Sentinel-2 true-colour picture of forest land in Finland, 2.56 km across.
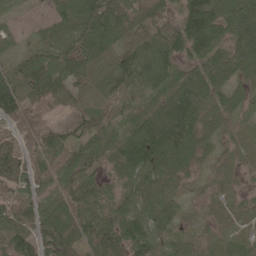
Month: May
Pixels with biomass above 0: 92%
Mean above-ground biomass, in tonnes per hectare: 69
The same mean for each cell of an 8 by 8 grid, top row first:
20 50 110 130 77 60 120 98
34 59 88 60 80 90 96 92
73 104 53 72 73 76 115 47
88 52 46 45 60 124 54 35
68 87 59 63 133 104 37 26
93 86 77 38 73 53 19 14
90 62 89 48 55 46 18 20
100 93 83 93 93 40 22 30
